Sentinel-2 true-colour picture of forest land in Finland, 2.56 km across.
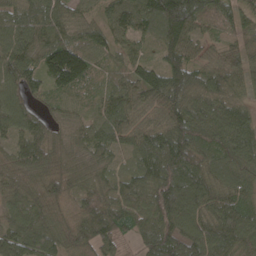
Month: April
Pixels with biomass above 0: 96%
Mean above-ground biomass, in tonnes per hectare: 87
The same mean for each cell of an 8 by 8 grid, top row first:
80 93 55 82 110 169 87 62
114 101 103 62 47 91 45 62
92 74 106 46 89 107 90 73
92 43 46 84 66 102 101 77
61 73 55 75 78 129 92 119
77 85 74 52 90 132 87 86
86 92 83 98 96 138 92 82
97 92 99 74 79 128 116 102
